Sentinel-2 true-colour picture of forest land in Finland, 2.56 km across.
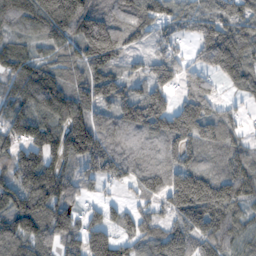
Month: November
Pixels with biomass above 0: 86%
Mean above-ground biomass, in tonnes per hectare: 127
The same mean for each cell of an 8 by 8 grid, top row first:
164 232 219 139 126 95 100 122
101 85 154 187 36 52 103 138
163 169 106 143 89 91 68 112
136 175 170 104 171 143 113 37
132 168 211 110 82 123 111 78
159 210 97 91 119 143 152 157
186 183 65 24 62 143 183 115
145 111 121 125 110 130 117 101
